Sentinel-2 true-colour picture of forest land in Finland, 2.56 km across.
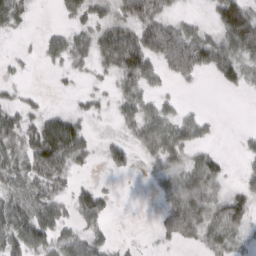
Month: March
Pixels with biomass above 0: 65%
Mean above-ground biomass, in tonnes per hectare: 43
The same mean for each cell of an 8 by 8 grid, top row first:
49 0 40 35 82 24 15 144
3 28 43 82 111 140 88 94
9 1 9 20 62 36 9 43
39 26 18 13 49 28 7 0
42 107 67 25 40 59 23 10
51 72 12 8 6 54 80 12
59 72 58 17 0 72 70 77
64 58 48 16 2 36 45 36
